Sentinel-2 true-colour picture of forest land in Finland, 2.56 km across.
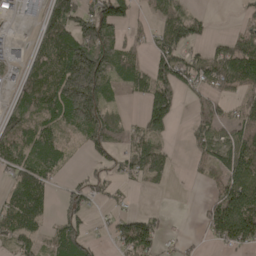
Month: April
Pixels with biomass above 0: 62%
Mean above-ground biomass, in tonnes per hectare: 69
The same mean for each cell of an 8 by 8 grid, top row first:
24 94 123 123 22 68 22 20
6 85 159 96 34 102 40 92
34 106 262 72 69 91 80 113
66 83 177 50 71 55 66 46
90 107 29 61 69 10 78 122
70 62 21 35 57 9 33 120
90 45 52 24 7 0 47 140
67 40 77 34 107 18 26 90
